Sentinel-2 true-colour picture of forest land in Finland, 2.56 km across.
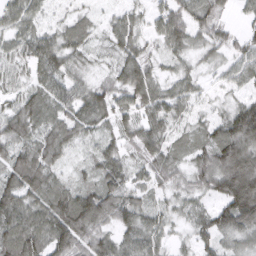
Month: March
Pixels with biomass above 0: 91%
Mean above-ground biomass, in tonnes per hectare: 64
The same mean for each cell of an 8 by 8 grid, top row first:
60 39 37 32 35 80 68 22
47 76 57 43 44 53 51 49
38 61 43 47 91 49 21 52
68 73 85 81 66 52 25 91
68 75 40 44 69 42 72 128
94 77 26 74 41 43 90 177
97 95 128 79 53 31 41 167
106 96 84 56 65 23 56 50
